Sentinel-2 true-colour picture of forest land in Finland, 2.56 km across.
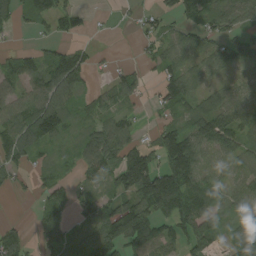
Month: August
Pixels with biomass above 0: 70%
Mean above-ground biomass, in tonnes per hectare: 65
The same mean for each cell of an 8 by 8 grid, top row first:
51 72 40 3 26 57 94 58
20 28 32 3 29 57 51 61
67 104 70 39 29 88 33 24
80 140 34 54 13 48 83 63
103 60 47 97 42 160 86 70
34 31 36 70 167 190 34 34
0 70 53 62 134 150 71 42
73 69 58 122 130 58 83 75
